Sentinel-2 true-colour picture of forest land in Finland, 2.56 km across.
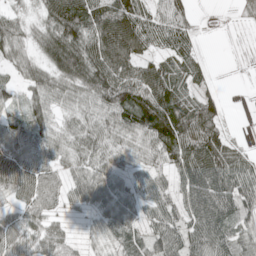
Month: May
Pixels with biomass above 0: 85%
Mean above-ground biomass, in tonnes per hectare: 57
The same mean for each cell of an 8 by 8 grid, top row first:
40 69 106 111 60 58 1 14
57 80 112 138 64 48 3 0
34 62 95 112 84 53 18 0
32 51 46 73 86 88 71 0
63 61 60 52 53 95 90 21
82 58 47 47 37 48 101 76
36 44 26 57 41 43 92 54
59 61 19 39 49 64 86 47
